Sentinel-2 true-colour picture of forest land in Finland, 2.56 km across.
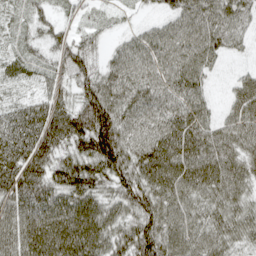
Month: April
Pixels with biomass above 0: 93%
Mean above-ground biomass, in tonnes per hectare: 73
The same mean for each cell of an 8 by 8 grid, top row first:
17 31 24 17 14 56 81 65
22 37 68 27 70 81 85 27
29 44 60 72 71 81 39 31
51 86 101 95 71 83 51 64
93 111 90 135 86 101 98 76
101 87 101 83 90 92 94 74
79 95 107 71 84 77 67 63
95 126 128 83 100 77 80 53
